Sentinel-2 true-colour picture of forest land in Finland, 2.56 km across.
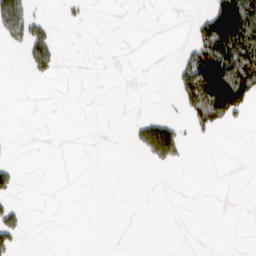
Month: March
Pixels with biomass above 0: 15%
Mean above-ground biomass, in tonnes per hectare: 23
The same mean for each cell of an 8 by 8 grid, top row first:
93 16 8 0 0 0 78 153
18 93 0 0 0 4 110 119
0 15 0 0 0 38 161 141
0 0 0 0 4 10 116 57
0 0 0 0 48 90 3 0
24 0 0 0 0 1 0 0
25 0 0 0 0 0 0 0
40 0 0 0 0 0 0 0
